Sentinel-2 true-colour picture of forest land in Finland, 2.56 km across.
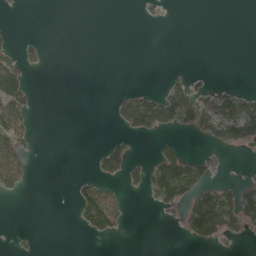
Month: May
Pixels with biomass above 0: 21%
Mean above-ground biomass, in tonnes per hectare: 26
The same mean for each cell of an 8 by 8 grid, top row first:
1 0 0 0 8 0 0 0
29 8 0 0 0 0 0 0
74 0 0 0 0 17 8 1
82 0 0 13 114 83 85 99
69 0 0 28 0 32 17 70
72 0 9 38 33 132 32 5
0 0 54 78 4 32 161 83
3 0 2 13 0 1 51 12
